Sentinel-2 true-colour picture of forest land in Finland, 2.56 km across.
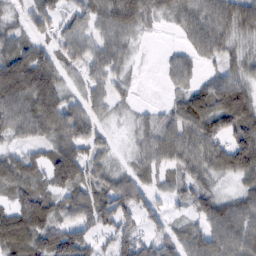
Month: February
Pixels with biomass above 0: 85%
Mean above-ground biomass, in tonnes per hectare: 64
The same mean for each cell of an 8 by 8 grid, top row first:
32 63 54 92 70 44 72 85
72 52 66 69 8 19 63 39
132 98 39 51 5 46 43 69
84 98 61 27 17 48 87 112
33 60 76 25 43 76 75 101
75 75 90 54 49 39 47 61
63 68 79 102 73 19 69 83
93 83 89 70 64 59 88 94
